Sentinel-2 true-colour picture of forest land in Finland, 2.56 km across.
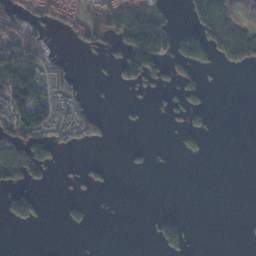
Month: November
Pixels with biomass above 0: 30%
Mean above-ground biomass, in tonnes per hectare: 35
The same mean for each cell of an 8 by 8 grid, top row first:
59 39 40 76 115 14 96 29
75 24 25 31 207 96 104 91
127 48 7 15 83 55 10 0
115 89 34 2 7 33 33 0
80 86 21 5 4 11 10 0
47 28 17 7 2 0 0 0
84 4 14 1 0 4 0 0
0 0 0 0 3 61 0 1
